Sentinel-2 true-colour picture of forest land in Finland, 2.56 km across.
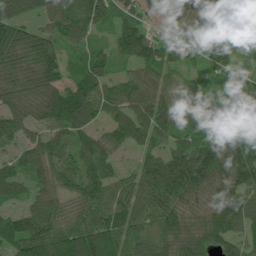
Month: July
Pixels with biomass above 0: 93%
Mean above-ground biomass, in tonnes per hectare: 84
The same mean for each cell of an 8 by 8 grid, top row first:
76 73 109 76 50 70 108 74
123 103 53 51 79 79 27 24
87 105 95 65 86 50 47 61
89 112 148 76 106 103 90 97
53 85 76 67 63 70 93 93
74 74 85 54 72 113 124 104
37 81 61 83 60 94 90 104
106 136 167 132 70 124 100 69
